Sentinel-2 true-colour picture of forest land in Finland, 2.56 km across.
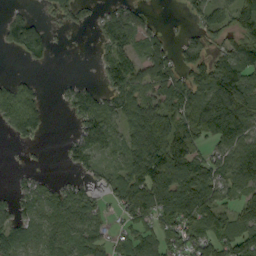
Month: September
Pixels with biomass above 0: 69%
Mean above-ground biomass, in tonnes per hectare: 63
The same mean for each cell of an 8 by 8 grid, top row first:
42 20 28 52 27 3 59 79
55 40 1 61 59 32 46 98
39 3 18 67 56 70 113 133
101 37 54 73 111 88 142 126
12 4 52 54 105 99 58 94
11 13 24 47 104 127 100 103
36 61 75 26 86 132 102 59
74 65 70 37 61 56 64 87
